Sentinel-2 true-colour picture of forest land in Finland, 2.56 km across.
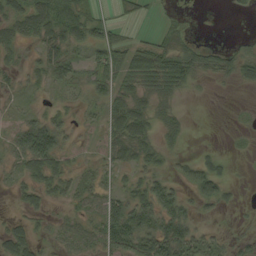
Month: September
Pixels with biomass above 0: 64%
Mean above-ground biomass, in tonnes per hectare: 30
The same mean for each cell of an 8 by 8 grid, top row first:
38 61 57 18 21 10 0 4
27 45 34 66 52 36 22 15
15 27 28 62 50 60 12 29
11 16 12 55 34 16 1 3
9 17 23 39 38 13 2 4
18 51 40 16 28 17 46 1
10 23 35 53 67 53 16 6
49 34 34 57 62 85 33 13
